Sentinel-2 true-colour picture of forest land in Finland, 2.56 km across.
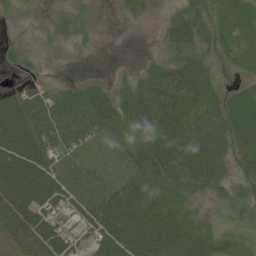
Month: June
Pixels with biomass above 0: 83%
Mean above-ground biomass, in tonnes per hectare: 49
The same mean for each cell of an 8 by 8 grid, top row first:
4 12 18 4 14 29 39 46
11 7 5 1 0 40 34 52
4 6 12 15 39 73 52 20
94 61 54 56 67 74 71 71
132 75 56 41 57 79 77 62
123 99 57 55 66 59 61 30
86 62 58 90 76 48 10 20
64 73 25 93 90 80 45 21
